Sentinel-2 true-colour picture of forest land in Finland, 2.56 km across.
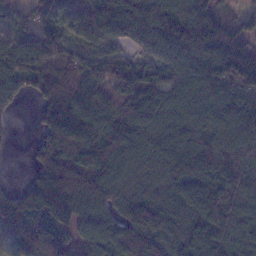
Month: January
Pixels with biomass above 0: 90%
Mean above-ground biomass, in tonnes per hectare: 114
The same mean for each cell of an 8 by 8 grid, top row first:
55 112 92 170 181 155 111 45
114 144 60 40 72 144 171 116
114 117 106 110 103 89 133 163
18 96 159 146 144 116 114 140
6 96 148 151 125 130 124 113
1 150 119 104 70 114 133 106
128 164 134 93 131 105 161 110
163 109 77 123 126 79 139 88
